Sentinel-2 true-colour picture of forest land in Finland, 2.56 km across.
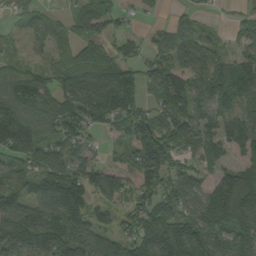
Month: September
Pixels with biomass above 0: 84%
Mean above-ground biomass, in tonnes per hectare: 105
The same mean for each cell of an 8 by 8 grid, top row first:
49 38 81 73 28 33 13 25
21 52 65 64 52 111 73 63
88 86 129 167 94 115 120 124
160 105 125 164 101 116 108 88
187 87 82 31 149 122 89 103
70 127 132 93 127 94 57 130
108 117 170 75 118 127 152 191
146 144 143 92 182 225 167 142
